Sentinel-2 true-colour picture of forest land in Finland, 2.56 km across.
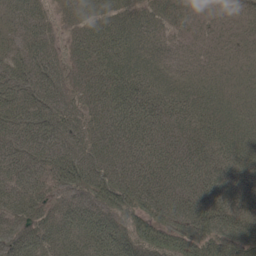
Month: May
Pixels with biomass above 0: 98%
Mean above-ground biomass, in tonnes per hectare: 65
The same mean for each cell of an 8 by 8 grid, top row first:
54 38 48 58 49 39 27 29
44 53 46 69 55 28 27 29
67 79 45 75 71 47 37 30
78 83 56 78 82 73 60 41
76 87 65 75 76 64 73 60
72 62 98 82 78 78 83 84
78 48 60 87 79 88 101 83
61 60 60 116 85 77 86 84
